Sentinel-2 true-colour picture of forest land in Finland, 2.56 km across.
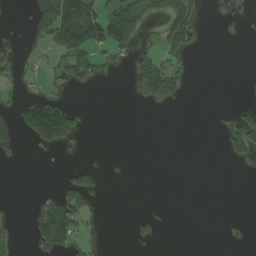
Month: August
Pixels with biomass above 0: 22%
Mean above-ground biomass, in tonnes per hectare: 29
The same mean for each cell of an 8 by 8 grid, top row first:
3 117 162 69 59 92 6 3
24 48 94 60 26 54 0 0
14 22 49 7 74 59 0 1
37 149 21 0 3 3 0 28
56 80 14 0 0 0 0 83
0 0 48 2 0 0 0 6
1 51 58 0 3 1 0 0
9 90 30 0 21 0 0 0
